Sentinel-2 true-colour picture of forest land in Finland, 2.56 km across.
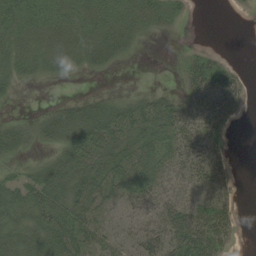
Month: August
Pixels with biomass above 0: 65%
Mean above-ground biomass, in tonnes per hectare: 28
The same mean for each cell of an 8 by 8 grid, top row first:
33 31 28 34 27 13 0 0
24 25 29 34 4 1 7 0
19 7 2 1 0 5 56 18
2 18 39 39 45 45 54 12
38 23 45 41 45 44 40 0
17 42 45 41 46 33 42 3
39 52 40 13 25 48 53 11
44 52 36 17 30 55 68 7
